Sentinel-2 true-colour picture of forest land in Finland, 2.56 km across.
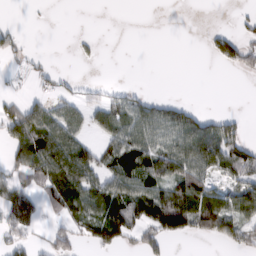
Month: February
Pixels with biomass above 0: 47%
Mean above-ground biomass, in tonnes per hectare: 44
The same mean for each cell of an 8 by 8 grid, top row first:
0 1 0 0 0 0 0 10
28 0 7 0 0 0 17 62
8 22 16 4 0 0 0 3
61 65 37 61 62 51 19 12
88 116 60 58 80 77 92 71
56 99 101 70 85 77 52 56
99 31 68 94 92 134 103 71
37 25 31 69 49 23 25 59
